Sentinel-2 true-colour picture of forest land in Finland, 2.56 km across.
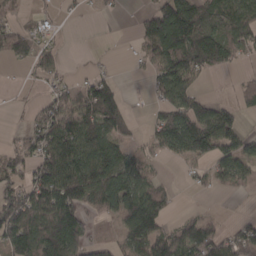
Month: March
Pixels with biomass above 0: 64%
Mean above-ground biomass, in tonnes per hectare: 64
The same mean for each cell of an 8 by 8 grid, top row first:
33 15 8 9 29 150 87 92
67 28 1 2 47 142 135 62
1 31 23 35 20 116 14 23
4 66 81 92 7 83 79 57
31 95 108 90 29 76 122 79
61 108 130 134 64 4 36 61
114 124 98 89 124 17 4 1
118 146 78 22 93 84 79 65
